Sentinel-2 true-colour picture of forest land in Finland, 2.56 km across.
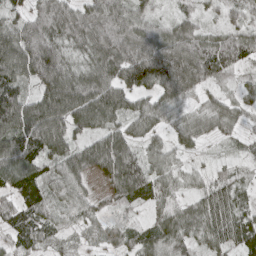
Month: April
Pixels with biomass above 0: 93%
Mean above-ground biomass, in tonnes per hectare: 74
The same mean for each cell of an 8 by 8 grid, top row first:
48 103 91 113 67 46 34 48
125 107 52 99 111 114 88 89
88 112 83 90 89 116 70 32
152 143 123 98 72 53 61 44
111 132 62 93 56 43 23 22
105 62 73 85 94 44 37 30
64 41 69 30 35 62 83 54
52 56 19 38 69 82 59 70
